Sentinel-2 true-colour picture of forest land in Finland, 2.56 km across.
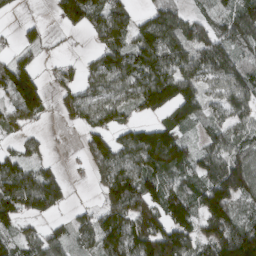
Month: March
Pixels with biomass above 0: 75%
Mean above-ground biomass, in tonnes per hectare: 87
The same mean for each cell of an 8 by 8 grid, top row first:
13 10 92 108 45 78 46 106
34 25 3 95 139 104 114 72
146 30 55 91 130 138 79 106
72 41 80 92 71 109 51 79
32 20 24 115 168 135 54 82
127 74 7 121 124 79 89 151
119 92 23 111 141 110 127 90
62 84 57 139 168 158 81 161
